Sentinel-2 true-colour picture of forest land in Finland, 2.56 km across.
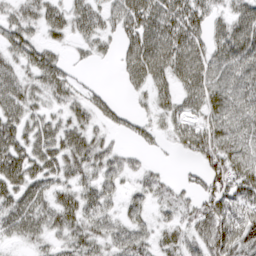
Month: March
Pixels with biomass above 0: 78%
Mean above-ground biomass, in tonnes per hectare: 47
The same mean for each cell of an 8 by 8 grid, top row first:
42 47 46 46 74 76 44 48
46 36 19 22 78 75 53 70
51 56 18 2 51 48 64 55
56 35 40 32 19 44 54 56
59 57 59 26 21 28 66 59
61 50 47 42 32 12 53 63
57 52 55 29 33 32 61 70
28 34 52 46 37 32 79 91
